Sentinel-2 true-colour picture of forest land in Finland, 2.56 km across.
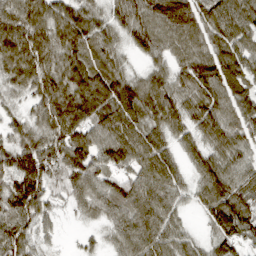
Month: March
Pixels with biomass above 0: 94%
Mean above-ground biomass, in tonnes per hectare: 93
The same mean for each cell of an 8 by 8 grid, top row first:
119 104 98 64 91 149 110 116
133 111 111 68 72 72 89 100
79 107 110 111 61 72 124 114
33 105 144 125 102 85 108 95
84 109 126 126 111 60 82 84
147 104 113 76 99 73 103 104
123 58 45 86 104 62 89 117
103 24 16 45 99 76 51 100
